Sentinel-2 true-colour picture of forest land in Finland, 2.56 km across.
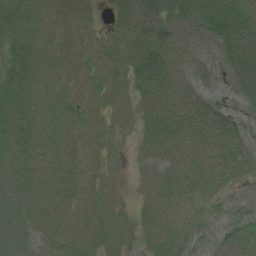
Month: July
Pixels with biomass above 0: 94%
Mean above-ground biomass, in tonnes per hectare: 71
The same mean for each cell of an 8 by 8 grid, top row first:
76 74 59 32 75 71 91 69
71 87 74 71 82 87 68 89
79 77 73 67 62 79 57 74
94 65 75 56 50 91 75 44
107 77 76 37 45 93 91 66
99 68 80 36 52 91 84 55
107 77 78 56 48 82 54 53
98 70 75 61 41 68 41 68
